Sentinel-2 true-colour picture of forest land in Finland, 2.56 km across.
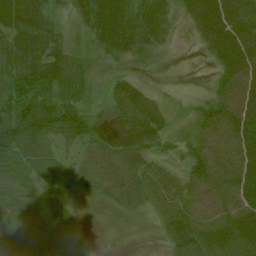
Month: July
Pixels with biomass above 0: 80%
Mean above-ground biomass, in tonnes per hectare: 50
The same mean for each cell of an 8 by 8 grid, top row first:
57 38 35 88 60 24 88 77
61 54 8 53 36 5 40 81
66 77 47 17 13 3 10 71
69 82 50 49 67 15 45 74
81 44 38 76 66 28 63 69
67 42 41 51 49 32 70 72
53 41 13 19 22 63 64 65
102 69 35 0 1 61 70 67
